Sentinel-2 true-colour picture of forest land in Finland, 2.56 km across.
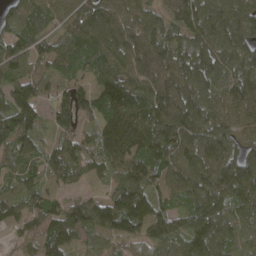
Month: April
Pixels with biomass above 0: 95%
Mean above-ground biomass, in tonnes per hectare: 97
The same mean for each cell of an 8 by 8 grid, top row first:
82 62 105 90 70 83 119 109
97 63 92 106 88 88 126 111
108 66 50 119 91 112 92 93
164 59 91 123 108 116 106 92
110 46 91 124 128 115 93 80
79 79 87 78 127 101 108 117
103 110 108 141 104 73 126 82
53 126 65 79 108 97 148 68
